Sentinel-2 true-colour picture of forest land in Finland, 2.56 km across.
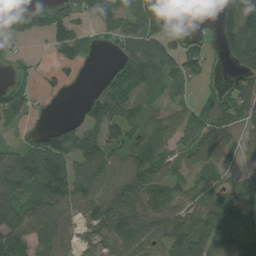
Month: August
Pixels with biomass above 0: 75%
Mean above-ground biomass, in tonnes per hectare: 77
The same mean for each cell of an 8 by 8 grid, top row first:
25 72 50 82 103 106 14 150
22 30 64 40 93 79 43 147
37 32 20 82 90 78 26 66
62 15 42 118 56 63 70 75
37 83 125 84 91 57 81 59
136 109 92 96 135 55 62 25
122 120 80 123 113 95 82 50
112 96 57 91 96 130 116 73
